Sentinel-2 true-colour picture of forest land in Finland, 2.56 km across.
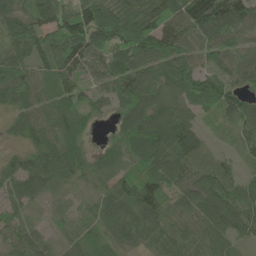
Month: June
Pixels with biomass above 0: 93%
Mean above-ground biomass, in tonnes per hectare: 71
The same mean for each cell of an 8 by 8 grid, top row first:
69 66 107 92 86 90 148 96
79 78 98 97 112 103 80 82
78 60 51 83 97 96 77 61
58 63 59 35 93 82 34 85
21 68 55 39 99 113 44 38
57 70 48 51 67 84 95 51
40 20 29 71 103 52 92 100
57 37 49 59 54 76 62 40
